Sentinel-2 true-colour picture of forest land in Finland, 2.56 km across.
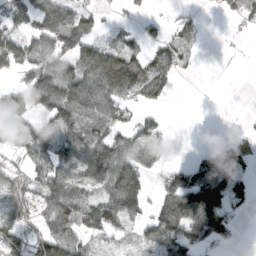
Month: March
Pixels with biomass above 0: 61%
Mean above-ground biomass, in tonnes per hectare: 74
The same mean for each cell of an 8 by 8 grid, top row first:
99 143 81 11 23 30 6 55
111 96 97 62 50 74 2 9
32 69 68 133 121 32 0 2
147 102 92 79 37 0 0 3
66 137 123 102 113 7 18 65
49 94 82 141 80 88 193 76
74 74 98 101 68 155 185 49
98 120 71 44 60 138 94 11
